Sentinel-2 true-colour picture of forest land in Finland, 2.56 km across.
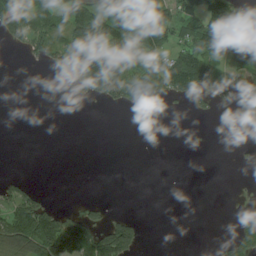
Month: August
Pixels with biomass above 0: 38%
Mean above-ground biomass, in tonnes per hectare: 46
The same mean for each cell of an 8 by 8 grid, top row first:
65 89 121 69 78 77 103 69
13 80 134 106 94 54 107 90
0 2 131 148 76 116 82 47
0 0 0 7 24 5 17 42
0 0 0 0 0 0 2 7
12 0 0 0 0 0 0 1
80 55 21 8 0 0 0 21
103 162 156 149 23 0 1 97
